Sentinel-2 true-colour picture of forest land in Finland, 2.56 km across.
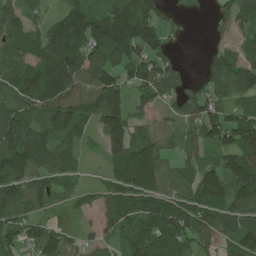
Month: June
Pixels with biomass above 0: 81%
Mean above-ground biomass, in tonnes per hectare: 98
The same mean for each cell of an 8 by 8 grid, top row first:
89 55 140 185 173 10 21 106
87 183 138 175 125 27 23 59
97 164 139 101 120 95 60 131
116 117 110 162 49 56 118 72
128 74 37 100 103 35 96 143
119 84 27 66 151 75 111 187
108 56 33 75 111 110 126 101
81 136 43 41 131 104 57 91
